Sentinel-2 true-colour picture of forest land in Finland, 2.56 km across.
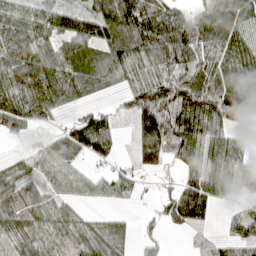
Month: April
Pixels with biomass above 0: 75%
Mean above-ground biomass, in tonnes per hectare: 62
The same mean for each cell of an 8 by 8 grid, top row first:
74 77 66 92 97 68 77 88
78 70 55 62 77 125 72 97
80 96 77 38 54 88 80 90
81 51 26 22 115 111 124 72
6 33 63 39 94 92 67 47
46 50 42 41 28 30 82 87
52 54 24 13 6 84 61 23
43 53 46 45 26 0 11 67
